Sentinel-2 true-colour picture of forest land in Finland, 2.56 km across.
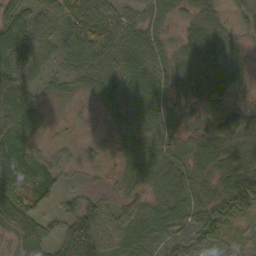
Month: October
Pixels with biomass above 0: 92%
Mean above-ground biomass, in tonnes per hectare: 54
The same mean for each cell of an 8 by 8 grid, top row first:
68 49 63 57 33 20 51 31
103 39 86 51 57 32 75 36
77 30 38 55 55 53 77 38
88 13 6 51 62 42 29 34
62 23 23 21 56 25 67 55
55 45 13 11 44 60 50 109
93 33 76 40 54 78 69 76
67 64 168 69 69 70 63 31
